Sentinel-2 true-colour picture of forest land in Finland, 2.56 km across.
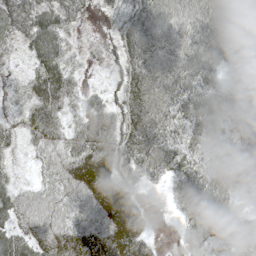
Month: May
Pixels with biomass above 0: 92%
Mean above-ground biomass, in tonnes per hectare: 55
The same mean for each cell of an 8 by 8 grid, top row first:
63 66 25 15 70 66 81 79
19 98 12 26 78 67 74 76
12 93 21 24 86 81 62 59
18 71 39 63 85 69 81 56
30 57 72 83 84 64 60 52
22 37 59 55 49 60 78 63
58 60 55 67 16 28 86 29
64 58 53 61 26 12 53 42
